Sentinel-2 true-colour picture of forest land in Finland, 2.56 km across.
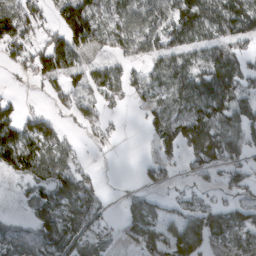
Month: March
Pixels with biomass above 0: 66%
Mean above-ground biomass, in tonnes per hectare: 63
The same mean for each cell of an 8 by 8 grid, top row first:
125 42 158 67 90 88 104 137
60 98 71 48 57 71 69 48
14 52 48 77 62 98 93 100
58 31 36 18 31 75 89 91
151 91 16 7 4 67 100 82
52 73 58 1 22 18 25 40
4 68 90 9 64 33 58 63
67 83 61 18 54 68 73 86
